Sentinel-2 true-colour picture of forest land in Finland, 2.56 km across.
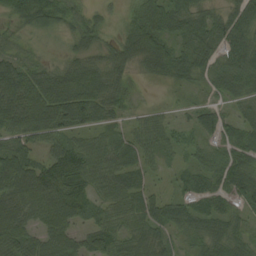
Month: August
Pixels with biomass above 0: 85%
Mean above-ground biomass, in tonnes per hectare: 53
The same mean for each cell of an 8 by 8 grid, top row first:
56 66 32 14 70 74 41 59
22 8 39 39 87 50 50 72
95 68 90 47 14 43 38 65
94 100 91 44 23 14 35 32
55 41 45 45 49 27 34 67
88 93 78 62 31 14 51 72
75 82 66 48 52 47 37 36
73 60 41 62 55 31 56 46
